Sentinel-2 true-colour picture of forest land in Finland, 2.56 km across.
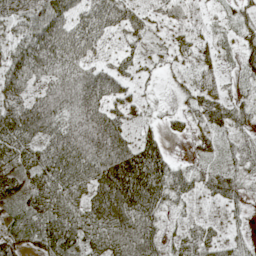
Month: May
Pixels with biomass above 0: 85%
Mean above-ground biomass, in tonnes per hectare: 58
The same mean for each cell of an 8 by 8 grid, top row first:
82 108 59 61 43 37 21 29
72 100 68 28 30 38 35 37
65 63 69 54 16 17 29 17
102 99 77 57 29 19 55 31
81 77 96 106 68 4 31 29
66 87 85 158 125 66 40 33
36 66 71 141 96 29 22 24
51 74 59 73 74 34 51 22
